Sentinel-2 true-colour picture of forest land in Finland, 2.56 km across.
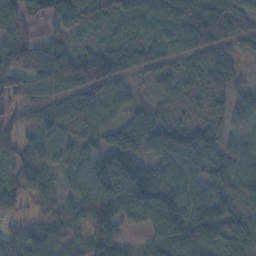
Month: November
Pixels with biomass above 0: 91%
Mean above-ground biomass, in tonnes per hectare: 65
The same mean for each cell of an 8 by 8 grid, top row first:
63 68 78 52 56 85 80 57
92 74 40 50 51 45 72 26
69 71 109 78 20 35 39 32
31 54 67 37 42 24 32 58
39 31 52 64 75 99 76 36
40 40 47 125 115 125 86 68
32 30 51 112 117 144 100 54
75 66 38 110 34 110 104 69
